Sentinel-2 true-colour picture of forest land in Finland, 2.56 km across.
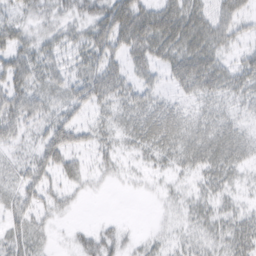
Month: March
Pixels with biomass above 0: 69%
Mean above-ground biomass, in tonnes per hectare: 28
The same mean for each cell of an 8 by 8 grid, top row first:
18 18 27 59 56 50 37 33
40 28 30 49 52 41 43 17
45 33 36 44 22 24 42 33
51 30 28 23 38 26 20 14
22 45 24 19 31 32 35 29
22 30 25 11 8 12 27 16
34 25 4 0 0 12 22 18
33 13 18 23 10 13 21 38
